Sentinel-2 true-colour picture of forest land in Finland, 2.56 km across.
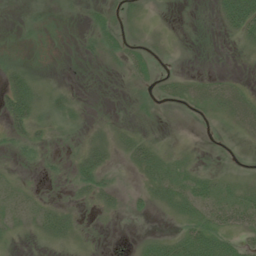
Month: July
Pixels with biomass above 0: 41%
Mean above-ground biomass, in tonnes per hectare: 12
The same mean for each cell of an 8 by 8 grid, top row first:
0 2 3 10 5 2 3 69
1 0 4 11 9 1 0 7
25 7 0 0 9 12 15 7
39 23 9 3 3 2 9 34
16 9 13 23 20 4 1 3
5 5 25 8 15 19 15 8
16 12 6 12 7 19 25 29
4 10 7 0 9 25 44 15
